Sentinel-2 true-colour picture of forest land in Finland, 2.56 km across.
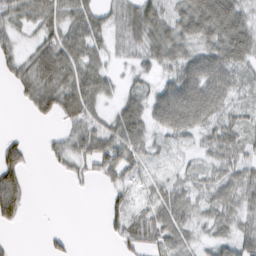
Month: February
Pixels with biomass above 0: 75%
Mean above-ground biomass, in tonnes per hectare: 40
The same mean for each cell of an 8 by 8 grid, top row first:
52 60 58 31 69 53 83 54
30 66 67 26 48 52 49 67
39 68 71 25 20 50 71 27
1 41 72 27 55 86 57 26
33 13 53 67 45 21 35 45
59 2 18 34 21 24 32 43
63 0 0 23 25 61 33 33
3 14 1 16 58 43 23 40
